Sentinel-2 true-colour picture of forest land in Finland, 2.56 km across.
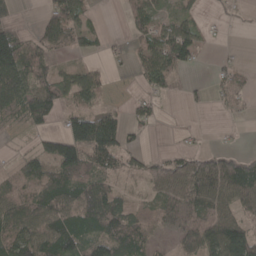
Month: April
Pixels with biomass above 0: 65%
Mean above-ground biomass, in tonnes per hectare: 57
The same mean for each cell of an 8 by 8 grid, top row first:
18 52 65 0 70 47 15 9
117 71 45 17 60 101 11 4
116 76 71 16 52 27 18 24
62 83 66 42 31 1 9 12
11 50 107 100 17 6 8 6
40 69 77 46 44 85 115 108
69 89 103 98 39 72 85 63
104 101 78 90 71 39 100 121
